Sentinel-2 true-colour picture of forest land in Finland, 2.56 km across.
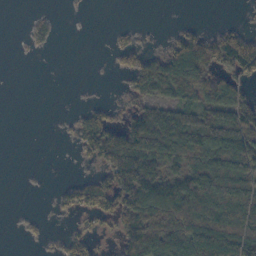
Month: October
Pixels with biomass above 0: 52%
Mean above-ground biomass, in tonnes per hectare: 60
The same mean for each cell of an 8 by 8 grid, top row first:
0 14 3 0 0 1 0 4
1 13 0 20 31 78 114 125
0 0 1 3 101 128 79 58
0 0 25 36 98 110 100 96
0 0 51 131 158 130 123 111
0 1 16 94 163 101 127 106
3 5 66 87 154 144 92 107
3 12 47 33 139 112 130 130
